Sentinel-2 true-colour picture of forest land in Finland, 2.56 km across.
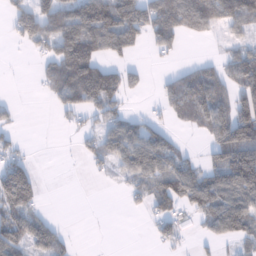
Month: January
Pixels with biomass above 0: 55%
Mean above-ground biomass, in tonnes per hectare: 64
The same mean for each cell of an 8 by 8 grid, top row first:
70 92 136 144 112 133 126 116
8 53 158 116 29 34 2 46
1 48 154 104 23 52 89 107
13 5 61 62 17 50 99 115
31 0 19 71 104 36 45 136
115 0 0 22 85 116 78 137
108 9 0 0 28 66 98 115
89 88 4 0 3 38 28 51
